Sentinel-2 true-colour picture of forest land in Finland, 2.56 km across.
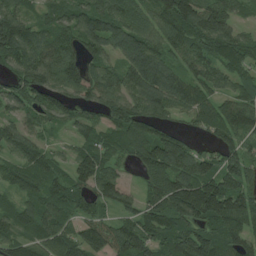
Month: July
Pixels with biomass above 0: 89%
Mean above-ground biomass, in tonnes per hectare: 96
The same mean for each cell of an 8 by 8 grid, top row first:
120 69 98 112 75 168 149 59
136 102 84 73 107 80 71 88
83 103 105 80 123 102 89 78
73 100 63 111 108 63 92 121
80 38 63 82 138 120 35 75
77 83 98 78 55 128 128 104
71 91 70 53 71 135 175 126
97 91 90 105 121 143 141 102
